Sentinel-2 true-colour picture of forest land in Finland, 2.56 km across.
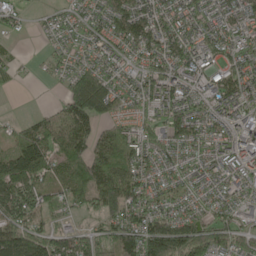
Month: May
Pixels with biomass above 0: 85%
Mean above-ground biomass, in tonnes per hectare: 80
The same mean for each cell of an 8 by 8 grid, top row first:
38 21 38 103 87 74 55 86
13 18 40 66 86 85 61 83
18 13 117 61 78 97 61 92
2 27 163 72 49 112 80 89
67 99 113 107 73 82 79 112
166 78 108 140 77 56 65 79
126 75 53 112 92 59 49 65
129 94 77 87 166 175 118 79
